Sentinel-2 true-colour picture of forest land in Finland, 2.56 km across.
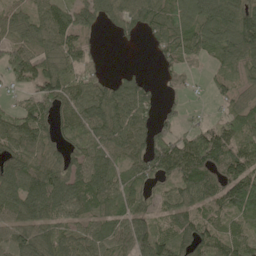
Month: May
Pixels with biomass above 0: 82%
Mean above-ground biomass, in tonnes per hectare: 73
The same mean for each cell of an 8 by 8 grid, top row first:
51 82 77 53 81 95 97 97
69 70 67 3 9 71 71 106
52 96 80 39 28 22 23 52
56 67 95 105 60 35 11 58
84 71 83 88 77 93 121 82
98 107 97 95 59 78 76 109
85 110 82 63 48 66 64 93
77 85 82 70 86 77 85 77
